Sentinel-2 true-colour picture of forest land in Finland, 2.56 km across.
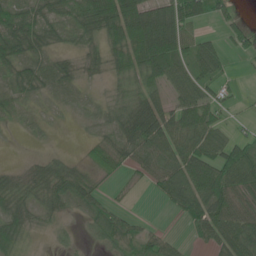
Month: June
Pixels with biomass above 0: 74%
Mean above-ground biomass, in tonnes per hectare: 43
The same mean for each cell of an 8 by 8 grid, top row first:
65 39 37 84 93 76 56 18
60 32 21 40 101 72 46 23
38 44 25 21 52 55 47 8
20 12 25 29 76 61 55 8
3 8 9 42 72 77 64 45
28 60 41 24 30 71 76 72
55 40 27 25 0 36 75 67
50 8 11 51 40 19 41 81
